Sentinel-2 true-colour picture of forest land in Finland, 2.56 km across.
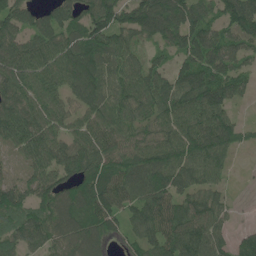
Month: June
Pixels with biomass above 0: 88%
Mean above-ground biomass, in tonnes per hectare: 100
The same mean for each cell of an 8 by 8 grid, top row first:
94 60 85 125 125 112 80 143
98 110 121 102 52 87 134 81
118 107 117 82 108 102 141 79
116 113 78 94 95 126 134 21
82 107 99 116 109 128 140 43
43 103 114 119 132 122 101 4
122 95 108 125 114 109 116 13
94 96 102 84 99 127 125 57
